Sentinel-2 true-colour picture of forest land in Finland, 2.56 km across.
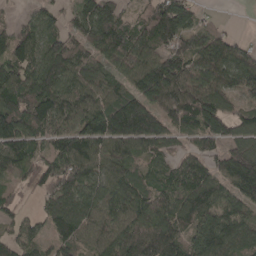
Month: April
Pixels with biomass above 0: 88%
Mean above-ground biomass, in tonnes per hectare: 100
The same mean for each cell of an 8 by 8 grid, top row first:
19 66 92 119 67 160 16 0
94 119 90 121 101 88 110 72
113 152 105 87 137 152 124 114
116 115 97 150 140 120 163 58
113 64 130 121 108 65 76 94
41 79 105 98 73 91 106 158
42 68 117 105 140 113 115 96
74 67 84 103 134 96 145 107
